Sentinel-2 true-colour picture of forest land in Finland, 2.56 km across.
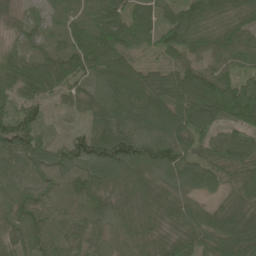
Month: June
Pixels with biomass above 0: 97%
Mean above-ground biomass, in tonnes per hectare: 72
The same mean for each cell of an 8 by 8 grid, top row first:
33 40 56 76 67 69 77 60
38 46 93 98 35 81 65 69
77 94 69 102 80 99 100 78
82 33 41 83 85 85 125 111
126 58 99 136 116 98 70 86
68 79 77 71 58 70 63 69
81 67 50 48 48 50 38 63
73 73 49 36 43 53 58 87
